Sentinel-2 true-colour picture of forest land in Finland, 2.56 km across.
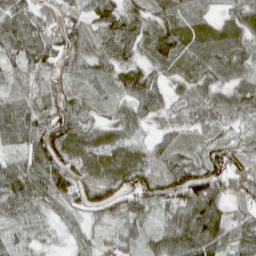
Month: April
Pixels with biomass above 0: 93%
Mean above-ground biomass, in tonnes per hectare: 72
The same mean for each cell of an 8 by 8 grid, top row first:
87 80 62 98 74 76 51 71
84 92 91 92 64 99 100 81
51 67 51 59 93 59 73 69
78 72 79 37 64 42 68 68
42 112 97 71 35 46 49 51
89 100 95 107 78 96 112 73
77 48 64 68 54 88 115 55
49 25 38 16 46 103 96 79
